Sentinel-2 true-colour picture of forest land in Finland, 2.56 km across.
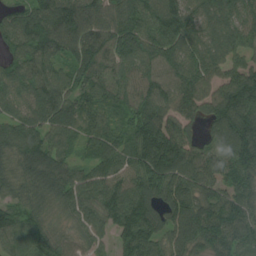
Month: August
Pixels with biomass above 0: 95%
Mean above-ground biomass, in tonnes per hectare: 98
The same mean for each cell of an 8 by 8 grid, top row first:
72 141 117 83 110 139 105 85
75 104 107 113 123 103 99 85
90 106 89 90 91 99 80 112
68 112 87 71 118 102 72 154
105 100 62 78 130 142 56 138
86 116 78 88 127 129 94 77
76 70 91 104 117 119 94 84
89 85 62 55 127 96 111 74
